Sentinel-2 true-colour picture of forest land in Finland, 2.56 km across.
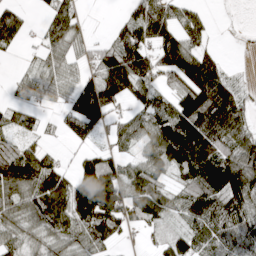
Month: April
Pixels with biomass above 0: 74%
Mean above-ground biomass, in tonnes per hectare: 83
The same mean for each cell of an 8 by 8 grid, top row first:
65 52 39 8 114 74 22 1
29 68 40 99 118 153 45 2
21 60 61 135 96 69 134 15
45 15 148 66 76 114 145 95
53 24 29 42 69 195 146 107
172 135 116 131 94 60 135 132
88 148 144 156 109 65 129 94
61 69 76 60 13 64 81 79
